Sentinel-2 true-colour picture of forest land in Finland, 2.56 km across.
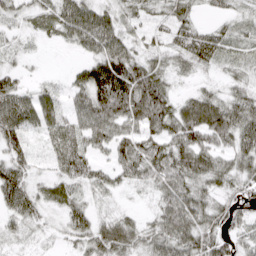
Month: April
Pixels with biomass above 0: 82%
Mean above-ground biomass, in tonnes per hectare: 48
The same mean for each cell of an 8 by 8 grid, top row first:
26 34 92 38 24 46 11 17
14 4 37 71 26 33 61 19
32 15 45 120 86 12 12 21
89 56 65 99 106 68 92 66
48 39 61 65 60 70 66 57
71 26 54 32 44 68 60 47
59 27 41 14 9 75 52 48
16 9 35 70 44 74 54 40
